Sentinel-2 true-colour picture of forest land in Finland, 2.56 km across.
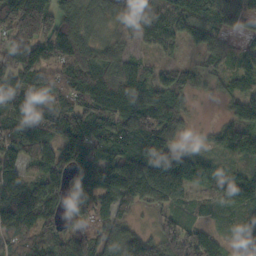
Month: October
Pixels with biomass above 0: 91%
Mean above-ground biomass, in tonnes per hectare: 110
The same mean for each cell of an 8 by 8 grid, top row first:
198 163 92 66 116 116 147 73
204 136 122 74 49 46 85 42
168 105 133 116 92 74 53 87
128 100 164 146 177 92 2 92
158 137 184 145 133 64 40 106
127 146 147 164 153 84 59 96
171 106 143 101 57 102 66 104
106 92 139 89 54 170 59 87
